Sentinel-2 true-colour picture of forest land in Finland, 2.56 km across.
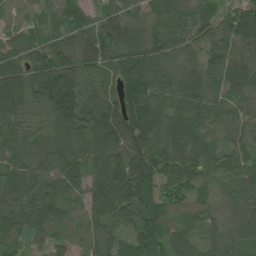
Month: July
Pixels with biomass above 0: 96%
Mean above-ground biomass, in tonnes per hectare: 89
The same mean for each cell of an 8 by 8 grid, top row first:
23 40 79 91 88 79 66 78
69 90 119 119 109 77 80 91
117 148 130 62 118 92 68 83
103 109 115 122 110 74 64 55
73 70 102 156 129 89 59 49
66 87 117 174 152 84 60 80
98 113 76 151 117 61 50 85
51 64 60 67 113 56 50 66
